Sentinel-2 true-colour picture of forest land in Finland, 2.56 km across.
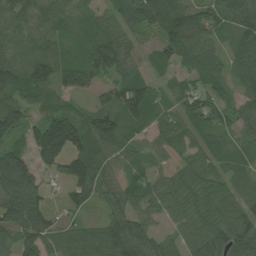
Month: July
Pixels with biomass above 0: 88%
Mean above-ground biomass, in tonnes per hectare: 76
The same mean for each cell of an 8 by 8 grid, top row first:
87 73 38 56 99 107 77 96
74 67 49 98 30 112 76 69
94 96 104 65 61 40 76 60
99 65 45 104 123 65 91 61
55 206 110 94 57 53 38 43
150 37 115 58 63 64 53 41
127 45 40 55 64 62 84 78
87 68 54 85 82 54 98 111
